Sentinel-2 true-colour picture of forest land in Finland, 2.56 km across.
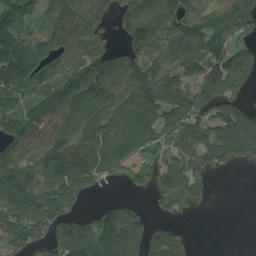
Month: August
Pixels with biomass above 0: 76%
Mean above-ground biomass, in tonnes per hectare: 127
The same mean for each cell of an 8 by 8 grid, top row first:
133 90 127 62 126 139 145 177
170 114 102 74 132 131 178 84
185 113 209 182 228 123 169 106
100 164 158 138 217 172 152 158
147 142 154 155 108 117 174 187
226 148 193 55 57 115 48 1
152 200 74 81 22 59 9 0
135 100 193 258 163 87 0 0
